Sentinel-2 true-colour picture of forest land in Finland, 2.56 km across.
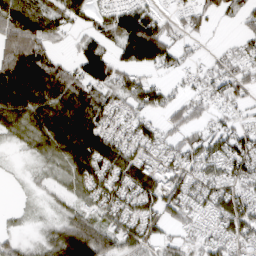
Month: March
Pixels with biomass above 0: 77%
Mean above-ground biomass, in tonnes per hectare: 64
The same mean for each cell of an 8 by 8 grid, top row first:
116 74 45 65 87 28 47 35
103 54 51 50 151 49 8 38
133 126 83 66 42 17 46 60
107 119 132 64 54 48 34 26
21 70 136 86 74 49 68 73
4 20 70 78 101 66 69 76
7 12 37 59 78 63 54 92
25 43 130 75 63 34 49 75
